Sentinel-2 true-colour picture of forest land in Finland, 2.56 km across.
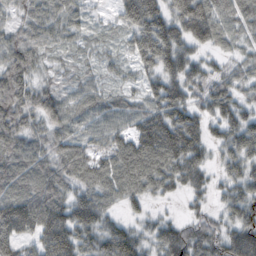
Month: October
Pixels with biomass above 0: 90%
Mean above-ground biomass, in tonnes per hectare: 80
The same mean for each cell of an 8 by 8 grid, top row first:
37 74 40 29 151 107 120 82
82 50 31 24 107 119 57 37
102 28 39 25 53 98 62 45
101 91 73 71 74 109 61 67
98 80 71 76 125 144 69 107
102 98 80 92 121 93 49 81
143 137 104 47 35 10 38 92
129 124 93 106 61 99 85 114
